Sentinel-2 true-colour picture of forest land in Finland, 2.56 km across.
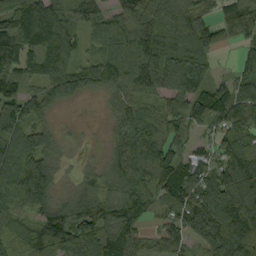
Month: September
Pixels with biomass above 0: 88%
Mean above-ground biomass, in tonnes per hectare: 105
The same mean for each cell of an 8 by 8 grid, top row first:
128 122 85 82 152 101 63 175
155 114 64 118 155 111 99 62
101 93 99 99 152 149 97 67
133 62 2 42 102 107 147 140
126 70 14 44 164 73 49 106
140 116 37 80 120 140 115 171
91 114 104 115 89 87 135 198
63 140 145 130 62 52 108 137
